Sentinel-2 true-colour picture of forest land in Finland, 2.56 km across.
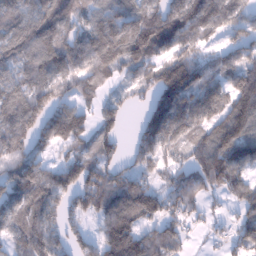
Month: January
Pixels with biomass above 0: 82%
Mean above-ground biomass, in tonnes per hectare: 108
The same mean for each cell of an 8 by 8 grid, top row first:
130 162 100 122 168 180 189 95
130 161 127 190 166 122 58 86
107 123 102 58 68 197 107 125
153 127 80 57 54 188 124 151
130 74 71 55 80 86 116 134
115 115 115 86 57 61 120 74
122 129 74 129 124 78 38 59
97 124 52 143 97 79 18 69
